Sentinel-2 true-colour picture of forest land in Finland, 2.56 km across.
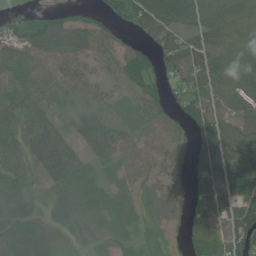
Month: July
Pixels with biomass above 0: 83%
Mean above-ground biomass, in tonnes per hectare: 46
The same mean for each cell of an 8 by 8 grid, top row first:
30 40 21 19 67 44 29 33
61 67 57 32 34 60 54 38
59 58 55 24 47 28 52 56
57 41 40 29 42 28 57 47
54 76 31 47 34 28 70 64
43 51 49 23 29 27 53 78
48 29 62 48 34 33 61 72
65 54 33 40 24 17 64 73
